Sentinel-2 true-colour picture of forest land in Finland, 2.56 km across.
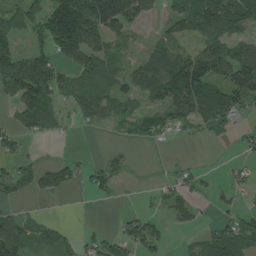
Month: August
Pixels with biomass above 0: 57%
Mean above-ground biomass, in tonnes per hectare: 50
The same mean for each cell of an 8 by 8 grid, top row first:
49 113 160 159 57 54 121 95
52 60 114 43 20 40 61 49
98 107 42 53 83 127 103 96
43 58 36 45 45 64 60 44
35 3 1 4 19 8 5 15
45 48 24 36 0 24 13 25
14 2 0 2 10 45 11 27
81 39 31 41 67 4 57 90
